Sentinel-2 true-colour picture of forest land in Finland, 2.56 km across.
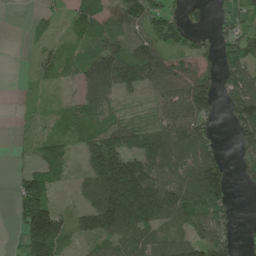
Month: May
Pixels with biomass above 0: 72%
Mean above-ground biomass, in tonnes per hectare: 81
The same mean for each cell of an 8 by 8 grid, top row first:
0 30 63 75 116 56 27 80
1 32 44 92 111 81 40 112
4 31 53 127 101 122 79 90
5 18 59 53 17 107 75 108
14 58 53 129 124 142 83 64
42 97 37 227 185 95 170 24
73 132 53 237 240 134 130 11
32 215 35 74 71 77 88 40
